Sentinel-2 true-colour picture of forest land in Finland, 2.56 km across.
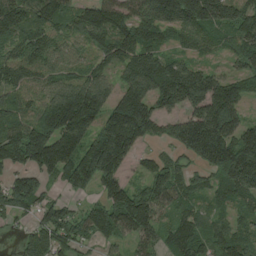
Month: August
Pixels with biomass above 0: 86%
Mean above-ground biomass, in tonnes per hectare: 124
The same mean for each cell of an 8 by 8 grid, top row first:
142 137 122 147 133 191 202 138
93 103 64 131 126 54 58 91
110 82 117 77 193 217 144 93
107 133 228 138 180 109 185 77
172 211 159 243 68 105 245 171
90 87 171 145 66 98 72 209
127 91 49 147 167 91 63 63
30 132 86 70 106 112 94 103
